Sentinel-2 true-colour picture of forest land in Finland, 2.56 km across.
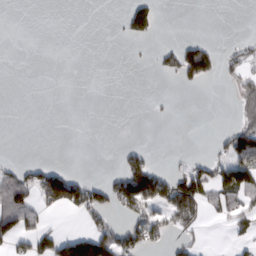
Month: March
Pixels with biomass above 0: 24%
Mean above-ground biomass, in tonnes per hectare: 32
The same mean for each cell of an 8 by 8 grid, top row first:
0 0 0 1 78 0 0 0
0 0 0 0 2 49 45 24
0 0 0 0 0 27 36 43
0 0 0 0 0 3 0 38
0 0 0 1 13 0 4 93
49 78 26 28 152 63 72 107
103 53 86 56 93 129 42 55
63 57 71 93 80 25 8 22
